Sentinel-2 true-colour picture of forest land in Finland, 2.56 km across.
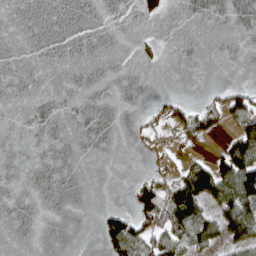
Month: April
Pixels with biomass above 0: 20%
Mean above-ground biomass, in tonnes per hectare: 26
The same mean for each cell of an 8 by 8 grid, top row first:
0 0 0 0 30 0 0 0
0 0 0 0 17 0 0 0
0 0 0 0 0 0 0 2
0 0 0 0 18 51 76 91
0 0 0 0 20 34 21 121
0 0 0 0 25 53 130 156
0 0 0 21 82 139 41 120
0 0 0 109 75 75 52 74
